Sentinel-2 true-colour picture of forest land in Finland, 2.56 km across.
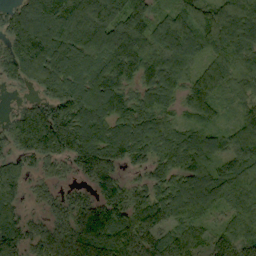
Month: September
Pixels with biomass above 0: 96%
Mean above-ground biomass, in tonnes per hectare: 112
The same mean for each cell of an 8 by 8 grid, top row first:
87 151 163 149 125 111 134 176
97 169 137 170 130 154 104 117
54 116 113 133 101 108 122 73
46 127 131 132 106 62 87 51
82 148 147 142 116 115 107 122
96 55 55 109 66 104 103 120
71 42 98 141 119 112 75 101
110 112 167 164 136 125 76 114
